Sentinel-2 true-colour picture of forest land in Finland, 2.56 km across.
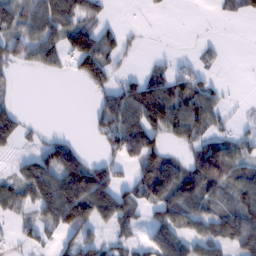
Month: February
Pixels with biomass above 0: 57%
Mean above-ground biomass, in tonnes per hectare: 59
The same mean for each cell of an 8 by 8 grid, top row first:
92 105 86 13 6 2 1 10
67 87 110 65 9 1 16 0
11 7 37 51 50 65 26 1
45 0 0 103 123 107 89 8
42 42 22 67 119 37 78 53
40 100 126 67 78 114 150 80
62 92 152 113 60 114 64 86
22 20 65 42 32 90 84 97
